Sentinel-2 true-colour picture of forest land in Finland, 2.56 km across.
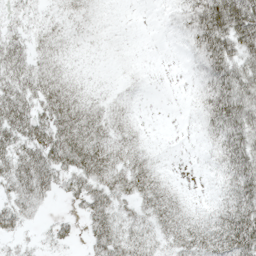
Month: May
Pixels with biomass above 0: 77%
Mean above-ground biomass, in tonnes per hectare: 31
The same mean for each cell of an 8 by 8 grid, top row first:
16 12 12 3 0 15 78 86
35 25 7 3 1 3 68 53
45 43 11 4 3 1 43 57
63 56 47 15 2 0 35 62
52 67 67 33 8 0 11 56
61 52 52 46 42 3 5 54
35 10 19 41 29 26 11 61
17 15 10 50 29 30 41 74
